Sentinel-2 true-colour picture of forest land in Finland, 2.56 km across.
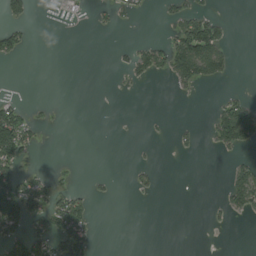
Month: August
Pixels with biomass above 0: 22%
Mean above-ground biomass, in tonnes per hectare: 22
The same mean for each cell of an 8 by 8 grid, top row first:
31 2 3 18 8 33 44 0
38 0 0 6 29 85 121 1
0 0 0 2 16 45 45 1
47 3 0 0 1 0 8 80
104 1 0 0 4 10 11 56
64 16 2 5 11 0 0 54
97 57 51 0 0 0 6 35
55 58 57 0 0 0 0 0
